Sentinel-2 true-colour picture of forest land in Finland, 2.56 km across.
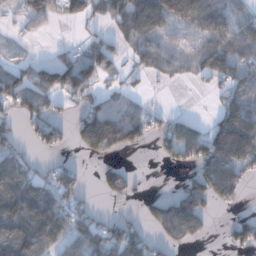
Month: December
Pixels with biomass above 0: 59%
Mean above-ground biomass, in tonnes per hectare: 75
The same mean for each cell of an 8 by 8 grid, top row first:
28 60 78 84 170 122 125 63
11 7 33 61 76 58 85 56
89 94 118 18 20 26 43 63
61 66 63 84 45 18 13 115
49 54 57 116 45 100 122 187
148 59 45 81 5 11 132 97
172 142 67 5 32 124 76 29
172 122 98 125 92 94 22 73
